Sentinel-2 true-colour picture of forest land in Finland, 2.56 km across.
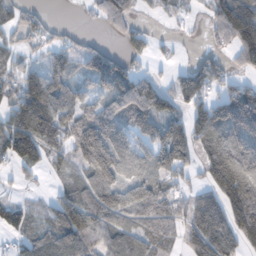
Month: November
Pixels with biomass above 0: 72%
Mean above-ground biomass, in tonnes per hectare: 81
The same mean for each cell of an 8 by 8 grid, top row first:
48 17 6 67 18 29 32 112
44 36 48 32 48 21 19 72
71 118 43 133 72 51 101 34
116 142 84 106 132 74 124 174
115 121 144 139 71 176 89 129
20 28 46 92 67 64 65 156
68 43 138 129 107 62 131 164
38 73 96 73 83 46 126 93
